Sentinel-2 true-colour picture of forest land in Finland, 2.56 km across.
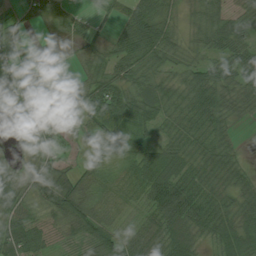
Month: July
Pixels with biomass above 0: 85%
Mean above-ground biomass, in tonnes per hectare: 50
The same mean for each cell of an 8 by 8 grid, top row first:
37 52 28 16 61 30 65 44
71 5 25 45 78 40 44 51
90 24 30 84 53 33 64 52
77 87 49 81 61 43 73 33
31 63 22 40 38 41 48 15
41 73 45 26 62 67 48 32
62 55 64 30 50 104 69 47
76 29 30 49 49 76 38 71
